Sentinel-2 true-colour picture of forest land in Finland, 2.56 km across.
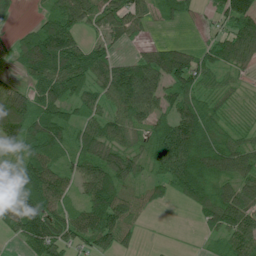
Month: July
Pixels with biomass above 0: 81%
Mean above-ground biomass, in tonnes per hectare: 64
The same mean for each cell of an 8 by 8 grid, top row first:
23 57 79 84 53 48 15 101
40 134 66 37 34 47 42 94
23 94 86 82 114 83 35 18
113 91 37 48 74 63 58 17
53 113 59 74 46 116 74 52
68 105 64 98 37 92 85 79
72 86 55 122 35 7 73 97
28 108 56 70 7 1 21 71
